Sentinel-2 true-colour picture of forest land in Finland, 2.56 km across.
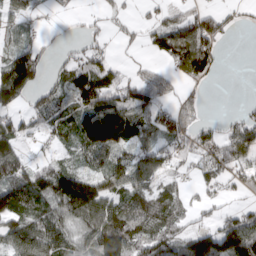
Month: March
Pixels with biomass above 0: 68%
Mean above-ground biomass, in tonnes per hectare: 60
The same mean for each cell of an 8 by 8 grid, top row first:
56 9 10 23 12 38 66 15
58 18 29 13 23 119 99 0
155 32 77 61 61 54 44 0
47 57 78 101 71 70 10 19
66 22 71 87 44 56 53 97
89 92 92 72 60 26 59 49
92 67 131 84 79 58 31 30
75 68 61 127 84 75 115 115
